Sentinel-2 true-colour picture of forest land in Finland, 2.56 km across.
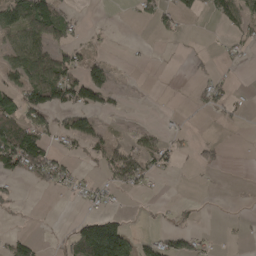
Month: April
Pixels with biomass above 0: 34%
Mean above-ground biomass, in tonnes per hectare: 34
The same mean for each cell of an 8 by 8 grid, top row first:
99 111 11 0 23 38 20 64
70 83 32 6 2 1 2 15
55 107 90 36 1 1 22 1
86 82 68 20 1 3 13 12
117 45 18 36 39 17 24 0
46 63 19 45 41 6 3 0
8 1 10 13 1 14 1 1
32 4 111 181 25 37 14 4
